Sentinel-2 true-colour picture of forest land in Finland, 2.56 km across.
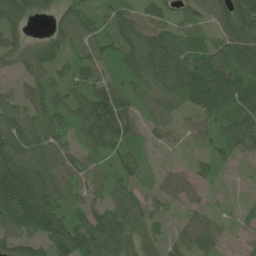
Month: June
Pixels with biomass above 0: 87%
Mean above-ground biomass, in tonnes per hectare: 67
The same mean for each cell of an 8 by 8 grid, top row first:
86 31 57 56 58 44 65 118
59 58 49 59 109 84 53 97
27 54 57 41 73 101 115 91
69 81 65 111 38 45 74 85
91 76 46 72 33 18 38 71
165 87 60 51 30 34 27 7
184 150 51 68 56 23 25 13
67 120 141 107 45 33 52 12
